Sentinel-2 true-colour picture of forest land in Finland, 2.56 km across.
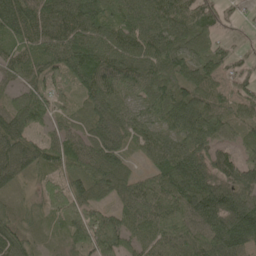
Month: May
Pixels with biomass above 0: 93%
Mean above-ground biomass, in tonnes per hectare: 74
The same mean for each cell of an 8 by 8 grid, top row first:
95 89 109 76 88 96 68 22
57 75 106 101 96 87 69 22
51 66 75 91 85 93 70 53
81 56 34 81 59 99 96 46
79 52 62 83 58 75 70 45
57 35 53 76 39 128 104 83
31 48 69 52 84 104 127 106
72 20 64 118 70 95 116 103
